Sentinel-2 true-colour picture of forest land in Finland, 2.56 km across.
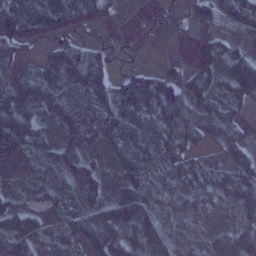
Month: January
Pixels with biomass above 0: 79%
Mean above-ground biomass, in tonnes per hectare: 49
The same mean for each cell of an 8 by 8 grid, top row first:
89 61 35 16 11 28 52 69
46 26 62 26 7 3 46 37
35 63 54 51 83 50 41 75
83 41 25 57 74 110 51 18
58 30 36 32 50 85 32 27
8 17 53 18 81 61 49 74
50 25 40 75 84 38 35 54
69 41 58 97 106 43 20 62
